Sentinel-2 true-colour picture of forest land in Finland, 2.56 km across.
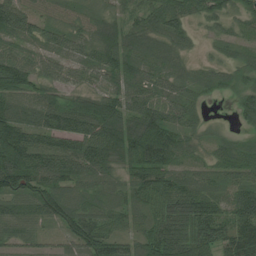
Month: July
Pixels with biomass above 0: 92%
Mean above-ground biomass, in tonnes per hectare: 77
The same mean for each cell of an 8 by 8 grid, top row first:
87 45 43 46 52 74 51 41
55 53 57 103 87 58 12 37
107 69 45 75 85 65 53 58
90 98 109 112 108 74 15 55
159 73 94 104 141 84 33 48
165 118 97 60 107 73 49 64
76 108 87 69 65 107 83 98
60 25 95 86 79 107 89 124
